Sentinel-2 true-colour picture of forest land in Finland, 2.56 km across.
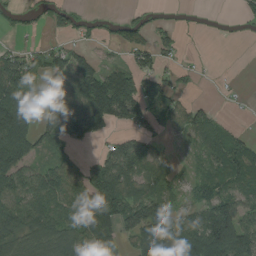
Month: August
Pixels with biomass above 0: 64%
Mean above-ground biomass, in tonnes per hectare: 61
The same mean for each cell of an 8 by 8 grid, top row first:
25 43 28 12 22 4 1 9
28 46 37 20 62 30 0 0
100 38 135 115 94 32 2 2
154 42 99 128 67 41 33 4
142 47 35 37 52 8 54 44
95 69 58 97 56 24 51 71
88 90 95 141 126 40 97 81
73 91 70 67 84 110 152 121
